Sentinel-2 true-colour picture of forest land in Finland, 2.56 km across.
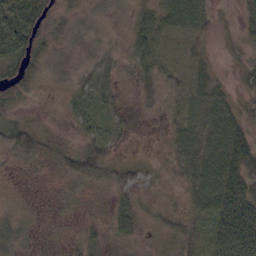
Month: October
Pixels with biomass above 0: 76%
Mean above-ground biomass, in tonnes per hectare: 20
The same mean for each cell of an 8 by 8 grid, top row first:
86 28 8 5 19 29 16 12
82 19 5 9 28 9 7 8
30 6 14 23 15 13 25 12
9 3 22 15 3 12 33 15
36 15 20 22 1 20 37 43
5 5 30 17 13 7 46 43
8 3 4 17 9 7 36 53
21 5 14 15 6 14 29 68
